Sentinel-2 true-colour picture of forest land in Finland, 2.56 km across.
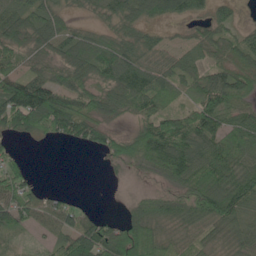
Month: May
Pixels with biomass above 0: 77%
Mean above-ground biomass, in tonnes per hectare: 63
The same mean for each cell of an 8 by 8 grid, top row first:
71 62 13 42 59 40 42 16
65 50 94 60 49 27 54 65
67 71 66 74 77 62 82 82
127 155 97 56 60 54 92 65
9 12 39 51 106 117 86 75
63 0 0 9 30 94 112 93
69 43 30 1 70 83 111 83
16 28 111 118 94 38 58 68
